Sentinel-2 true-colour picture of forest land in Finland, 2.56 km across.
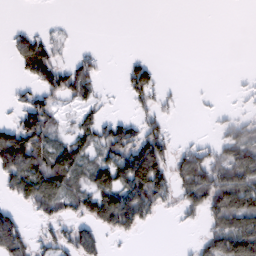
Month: February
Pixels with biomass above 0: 47%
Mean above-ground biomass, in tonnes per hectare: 45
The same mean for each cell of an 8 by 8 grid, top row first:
0 1 0 0 0 0 0 0
39 59 9 0 0 0 0 0
14 68 71 2 75 2 1 4
32 72 35 8 28 8 5 13
118 71 62 87 104 24 22 85
86 96 50 88 159 67 95 104
28 50 47 126 109 29 90 110
93 35 81 15 4 1 67 155
